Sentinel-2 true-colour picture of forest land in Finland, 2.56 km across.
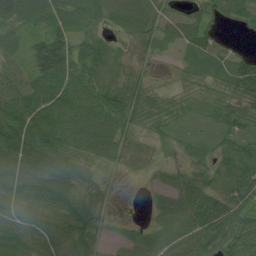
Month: July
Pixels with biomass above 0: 88%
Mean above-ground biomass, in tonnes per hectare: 61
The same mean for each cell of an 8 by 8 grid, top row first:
100 79 59 60 63 36 46 41
45 151 55 37 29 34 77 18
68 118 81 58 32 23 64 100
103 113 90 85 73 47 36 62
116 101 73 79 44 27 27 47
101 103 61 11 19 31 44 84
63 73 65 13 5 52 73 73
77 65 81 13 32 43 64 65
